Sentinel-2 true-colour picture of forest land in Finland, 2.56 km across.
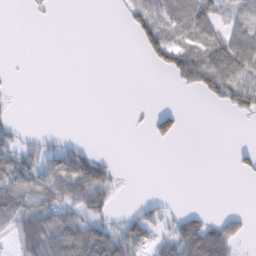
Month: February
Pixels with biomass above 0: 37%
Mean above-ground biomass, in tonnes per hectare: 31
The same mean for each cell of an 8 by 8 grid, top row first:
0 5 0 2 67 64 66 45
0 0 0 0 37 66 65 89
1 0 0 0 0 21 60 52
5 0 0 0 3 19 1 30
38 14 18 0 0 9 0 3
82 63 106 30 0 0 0 10
76 66 57 24 30 10 6 5
44 98 102 86 53 84 106 33
